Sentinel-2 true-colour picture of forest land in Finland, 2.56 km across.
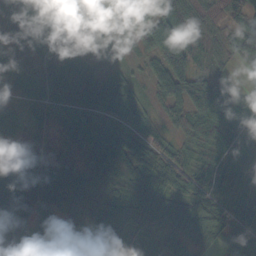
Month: October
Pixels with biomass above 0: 94%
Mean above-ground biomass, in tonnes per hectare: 67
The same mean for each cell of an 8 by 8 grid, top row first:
48 57 61 37 108 147 94 70
34 63 38 17 43 110 74 79
47 92 77 36 23 91 71 15
37 61 51 38 37 41 89 78
106 39 54 51 51 43 72 66
119 117 72 63 61 82 53 50
124 88 80 71 76 70 60 74
78 55 77 98 68 54 65 63
